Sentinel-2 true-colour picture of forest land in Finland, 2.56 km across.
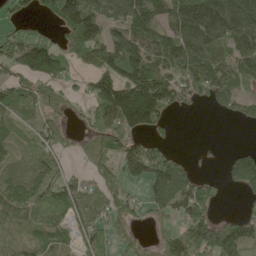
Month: May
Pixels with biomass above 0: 72%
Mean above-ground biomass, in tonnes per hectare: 103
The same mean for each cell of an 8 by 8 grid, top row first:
73 63 210 107 185 163 217 212
178 154 114 166 180 196 177 178
86 127 43 143 230 138 164 149
72 72 28 193 250 51 12 59
39 74 29 94 75 21 4 11
38 103 44 58 111 155 33 135
77 66 71 63 53 100 103 26
43 54 62 53 35 87 157 134
